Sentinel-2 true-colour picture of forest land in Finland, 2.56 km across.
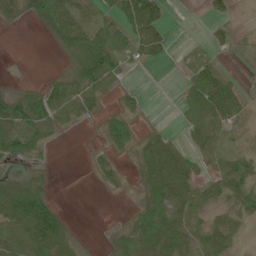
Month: June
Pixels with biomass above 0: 56%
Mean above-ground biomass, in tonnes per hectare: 31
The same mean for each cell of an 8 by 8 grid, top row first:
17 66 42 30 88 0 16 2
0 5 63 66 32 6 14 4
2 13 60 36 0 3 53 8
65 61 33 15 11 5 49 24
68 18 0 32 30 21 25 6
21 13 0 16 43 80 21 37
100 66 0 0 38 52 28 19
49 93 10 16 69 68 42 10
